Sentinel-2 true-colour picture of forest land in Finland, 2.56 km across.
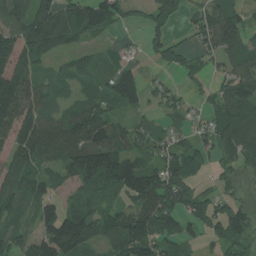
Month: July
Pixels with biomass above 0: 76%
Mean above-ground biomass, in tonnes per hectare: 92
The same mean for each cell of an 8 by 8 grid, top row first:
97 150 136 86 33 69 76 68
131 123 53 10 31 51 67 89
142 60 60 91 65 21 33 106
142 79 121 86 56 53 58 116
107 122 150 160 72 74 84 120
132 73 125 164 139 127 29 40
67 88 92 61 128 125 79 67
68 150 158 135 177 91 41 76
